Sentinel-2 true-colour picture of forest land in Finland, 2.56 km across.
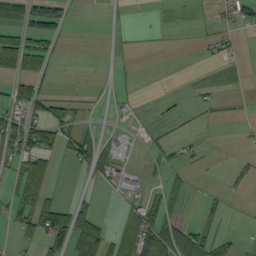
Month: September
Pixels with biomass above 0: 30%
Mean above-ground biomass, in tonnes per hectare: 23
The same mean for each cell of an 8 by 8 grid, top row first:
35 58 1 2 1 1 4 27
68 30 0 2 1 1 9 9
44 16 0 6 0 0 2 0
37 46 14 5 3 6 6 2
65 44 52 20 9 12 2 2
49 55 4 28 20 17 1 11
39 82 33 2 45 17 10 1
24 83 84 51 85 79 32 8
